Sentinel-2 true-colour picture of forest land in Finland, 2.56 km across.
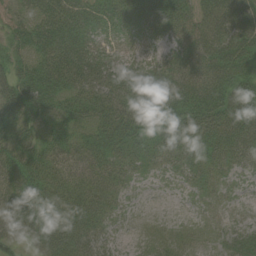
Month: August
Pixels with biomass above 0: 94%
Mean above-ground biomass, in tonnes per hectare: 53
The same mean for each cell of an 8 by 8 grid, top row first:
33 67 67 53 62 74 66 89
45 74 78 28 20 46 78 82
58 78 73 59 57 75 78 77
73 52 57 59 69 80 94 103
43 49 47 61 54 73 69 73
55 58 56 52 18 17 33 22
49 64 66 34 3 2 9 7
34 58 66 19 11 14 10 35
